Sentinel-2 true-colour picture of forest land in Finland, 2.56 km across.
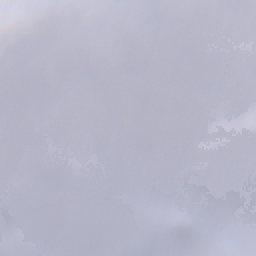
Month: December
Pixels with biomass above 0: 46%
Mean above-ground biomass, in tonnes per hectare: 48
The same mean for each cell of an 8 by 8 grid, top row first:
0 0 0 0 0 24 1 7
0 0 0 0 0 3 50 55
0 0 0 0 0 1 20 70
73 3 9 0 0 5 47 98
103 75 10 3 1 67 66 51
109 83 129 63 18 72 49 61
132 121 109 94 39 80 121 73
127 121 131 174 129 97 117 3
